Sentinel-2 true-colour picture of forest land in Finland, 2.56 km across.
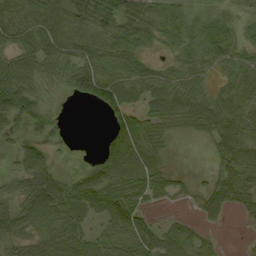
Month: September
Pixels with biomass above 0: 76%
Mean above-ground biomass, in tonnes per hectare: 45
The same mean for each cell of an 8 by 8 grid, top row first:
48 61 55 54 51 43 39 23
46 56 46 45 30 38 76 39
69 25 62 61 61 44 28 45
67 27 0 45 49 66 68 54
21 26 0 48 64 5 21 64
32 69 35 75 80 21 17 62
42 90 65 90 38 5 39 26
40 69 64 37 71 54 17 2
